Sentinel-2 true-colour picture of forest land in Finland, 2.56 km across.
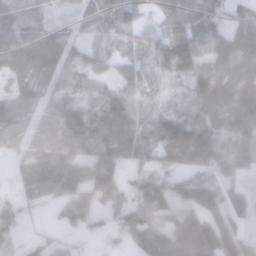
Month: November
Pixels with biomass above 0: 82%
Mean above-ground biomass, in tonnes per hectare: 58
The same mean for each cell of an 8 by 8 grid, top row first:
56 29 25 69 29 79 76 48
60 65 32 34 46 116 68 101
42 40 41 39 42 42 83 67
45 41 59 83 46 54 62 84
25 48 63 87 81 158 127 55
19 67 65 60 57 61 53 28
46 14 67 37 61 60 92 54
28 36 23 33 70 75 109 73
